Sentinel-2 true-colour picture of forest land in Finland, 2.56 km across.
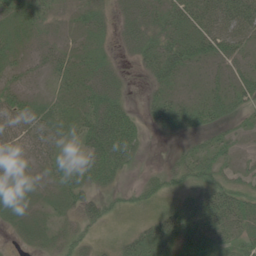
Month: June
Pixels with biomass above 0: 73%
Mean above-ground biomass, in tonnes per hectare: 26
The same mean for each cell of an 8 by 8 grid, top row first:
26 23 19 19 36 28 37 60
23 18 17 11 33 39 35 25
18 10 24 28 9 22 18 22
36 27 28 55 15 32 30 18
30 28 28 77 17 8 24 14
24 17 33 35 11 24 33 23
28 20 37 15 14 28 42 33
10 23 22 9 27 29 39 29
